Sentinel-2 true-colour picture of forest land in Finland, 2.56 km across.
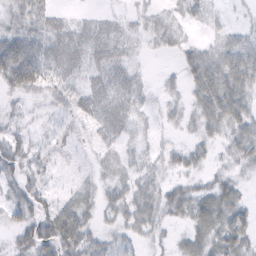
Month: February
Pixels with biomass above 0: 71%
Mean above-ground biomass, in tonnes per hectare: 22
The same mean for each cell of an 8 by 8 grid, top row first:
23 23 6 9 14 17 14 3
41 26 25 22 6 17 19 31
40 29 16 22 6 11 54 46
9 11 24 25 11 14 41 41
22 10 4 15 12 14 20 32
20 7 5 12 21 17 17 17
23 22 28 23 37 31 43 32
23 41 38 20 14 13 36 40
